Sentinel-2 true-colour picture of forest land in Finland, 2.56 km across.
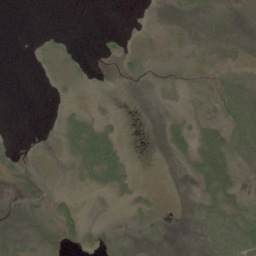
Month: June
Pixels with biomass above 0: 52%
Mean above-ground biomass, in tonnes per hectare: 16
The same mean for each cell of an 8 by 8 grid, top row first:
0 0 0 0 1 8 16 8
0 12 4 7 7 15 16 13
0 6 13 1 14 21 17 22
0 2 19 4 1 16 7 40
4 5 48 33 0 27 54 36
16 12 27 41 1 3 54 28
12 18 23 13 20 1 42 37
20 19 18 21 22 10 28 51
